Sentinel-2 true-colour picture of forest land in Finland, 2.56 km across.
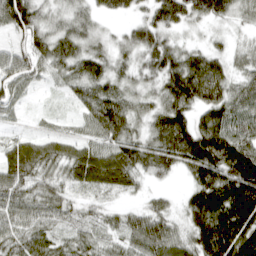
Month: April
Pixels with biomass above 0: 92%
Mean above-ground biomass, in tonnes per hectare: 78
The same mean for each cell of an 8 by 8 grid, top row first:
130 51 50 40 38 87 64 41
54 78 64 40 74 53 38 24
85 34 81 73 44 111 149 57
31 12 40 115 47 99 106 96
55 55 62 89 78 149 152 144
89 63 73 96 48 33 115 194
86 76 33 29 42 29 163 185
75 64 51 41 100 75 159 192
